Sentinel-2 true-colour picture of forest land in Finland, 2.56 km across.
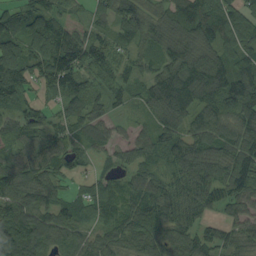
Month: September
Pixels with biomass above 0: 91%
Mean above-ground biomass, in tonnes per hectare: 85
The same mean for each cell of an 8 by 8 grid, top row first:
56 88 25 75 90 103 113 67
70 107 114 57 63 105 92 83
125 101 90 52 61 145 154 111
73 56 73 41 50 127 88 109
68 96 65 57 70 101 100 114
101 82 36 62 71 79 120 150
117 61 75 70 82 89 66 72
105 68 61 76 96 90 67 80
